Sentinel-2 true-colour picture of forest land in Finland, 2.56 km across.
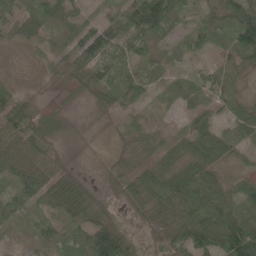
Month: May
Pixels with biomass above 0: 86%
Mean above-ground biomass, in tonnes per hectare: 45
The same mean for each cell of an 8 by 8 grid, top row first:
36 43 24 29 106 43 36 79
14 19 57 61 32 25 29 83
9 9 40 55 38 23 45 24
86 18 3 30 21 9 34 38
84 50 9 14 30 29 66 44
67 74 30 24 50 61 72 25
54 38 69 20 44 81 92 58
6 46 71 120 21 53 72 120
